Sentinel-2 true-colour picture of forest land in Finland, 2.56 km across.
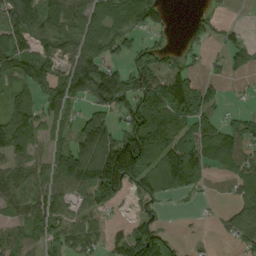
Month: September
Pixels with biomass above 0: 69%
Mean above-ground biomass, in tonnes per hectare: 79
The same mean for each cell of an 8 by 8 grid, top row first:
122 81 85 48 99 4 32 0
130 68 91 59 53 24 27 52
125 140 173 150 108 102 41 11
109 59 45 98 149 106 76 21
95 49 118 165 197 89 81 72
77 71 117 228 119 134 33 62
67 87 43 32 48 5 7 67
60 59 84 52 171 23 6 69
